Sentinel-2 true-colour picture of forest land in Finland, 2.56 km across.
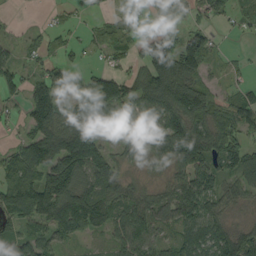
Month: September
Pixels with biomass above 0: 74%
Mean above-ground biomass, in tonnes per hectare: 68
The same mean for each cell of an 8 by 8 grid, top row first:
2 4 10 17 23 42 39 22
25 32 21 47 65 104 81 4
17 74 44 85 91 149 35 17
17 127 70 78 63 117 90 93
34 141 134 42 82 112 96 66
97 123 98 88 19 59 97 65
144 119 121 78 72 102 79 30
89 66 30 42 84 55 96 90
